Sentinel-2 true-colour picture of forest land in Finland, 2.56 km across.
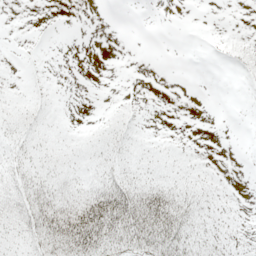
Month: May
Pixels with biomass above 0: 45%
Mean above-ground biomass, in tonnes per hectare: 11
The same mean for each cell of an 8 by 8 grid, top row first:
0 0 0 0 0 0 0 0
0 0 0 0 0 0 1 8
0 1 0 0 0 0 0 3
10 5 0 2 1 0 0 0
11 9 4 15 6 2 0 0
18 16 7 19 16 11 5 0
22 39 41 62 51 35 16 2
10 37 56 41 38 36 21 8
